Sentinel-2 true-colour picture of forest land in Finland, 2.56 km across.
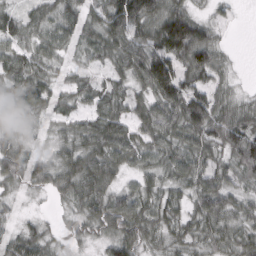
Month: March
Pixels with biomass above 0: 90%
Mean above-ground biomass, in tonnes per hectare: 62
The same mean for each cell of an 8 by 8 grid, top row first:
58 61 72 99 122 110 29 11
59 51 45 72 79 133 95 2
77 58 45 49 78 113 62 10
34 46 44 69 55 95 104 63
57 25 63 85 59 63 80 95
77 65 87 57 45 60 69 60
20 6 42 78 60 50 82 54
60 40 24 61 62 48 54 60
